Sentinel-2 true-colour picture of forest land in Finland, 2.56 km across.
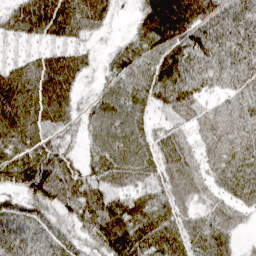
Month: March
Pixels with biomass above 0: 92%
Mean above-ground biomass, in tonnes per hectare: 57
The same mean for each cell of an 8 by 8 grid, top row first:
50 96 73 29 54 94 67 66
14 34 32 20 53 71 67 68
69 94 42 43 57 77 50 53
95 81 35 75 42 47 35 49
64 60 29 83 56 51 41 52
48 103 51 60 50 54 39 64
46 61 64 65 60 47 35 38
77 61 36 76 78 59 63 19
